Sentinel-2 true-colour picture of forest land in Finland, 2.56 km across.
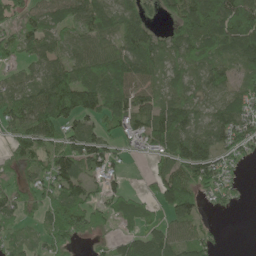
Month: June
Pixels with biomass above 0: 78%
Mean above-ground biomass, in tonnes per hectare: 66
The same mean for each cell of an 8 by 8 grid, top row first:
43 66 81 82 54 69 124 126
50 59 52 60 110 78 77 99
39 85 98 98 66 69 76 36
78 107 115 78 71 102 62 78
57 78 79 40 40 98 82 71
44 73 79 45 14 103 82 17
57 55 74 52 40 95 29 10
35 51 46 27 72 64 40 0
